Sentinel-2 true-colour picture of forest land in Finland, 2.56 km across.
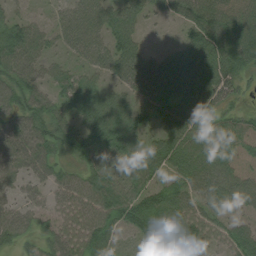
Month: August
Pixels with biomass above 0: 89%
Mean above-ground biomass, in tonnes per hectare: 58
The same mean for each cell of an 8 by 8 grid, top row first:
30 20 70 55 37 38 82 66
83 38 63 67 32 34 91 101
72 41 41 39 88 91 84 50
64 58 51 62 50 76 66 29
89 70 57 63 46 75 67 40
67 50 55 51 55 47 73 40
51 39 67 72 84 66 60 52
52 45 69 48 34 91 44 53
